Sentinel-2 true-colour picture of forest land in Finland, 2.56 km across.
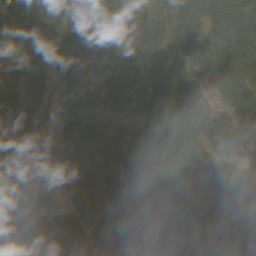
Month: June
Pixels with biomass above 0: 93%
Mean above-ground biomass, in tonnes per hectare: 46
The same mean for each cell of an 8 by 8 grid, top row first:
39 46 45 40 29 43 57 60
40 42 42 39 48 48 63 48
38 31 38 38 53 50 38 48
34 30 47 35 35 51 35 34
36 40 57 47 39 51 25 38
26 31 41 61 54 68 47 34
59 23 41 54 67 83 72 37
47 51 51 32 60 69 71 43
